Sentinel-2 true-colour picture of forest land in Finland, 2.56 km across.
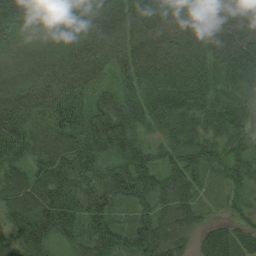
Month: August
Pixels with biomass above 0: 98%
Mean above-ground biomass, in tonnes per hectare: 68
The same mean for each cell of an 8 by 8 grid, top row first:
56 22 31 58 75 56 72 80
12 17 49 64 81 86 85 116
34 65 84 45 78 84 74 78
105 78 89 105 88 103 85 97
99 51 86 105 54 74 63 68
61 89 86 78 77 67 40 70
77 93 86 51 39 66 22 37
62 74 67 53 65 43 58 64
